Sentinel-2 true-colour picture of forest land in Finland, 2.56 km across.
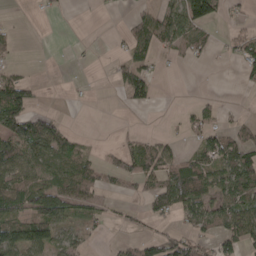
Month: April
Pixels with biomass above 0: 44%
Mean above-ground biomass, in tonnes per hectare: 36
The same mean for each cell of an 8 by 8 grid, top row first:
1 6 0 2 30 53 87 9
11 0 2 4 41 35 24 34
47 0 1 13 46 0 0 12
91 14 0 0 9 2 17 4
73 85 20 5 36 16 57 68
62 44 69 32 54 87 71 88
61 91 46 13 19 69 65 73
90 72 24 6 35 48 32 66
